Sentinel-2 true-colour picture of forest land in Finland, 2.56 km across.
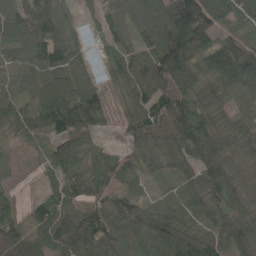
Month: May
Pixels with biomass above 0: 93%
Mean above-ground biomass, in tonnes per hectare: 74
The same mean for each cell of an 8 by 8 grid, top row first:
99 132 32 54 73 137 117 84
87 125 64 53 71 124 75 67
61 88 109 45 103 106 65 108
71 108 133 31 83 103 68 45
26 46 62 15 72 82 92 59
10 31 74 64 41 53 84 67
40 58 69 62 67 77 62 64
78 69 104 83 83 97 69 78
